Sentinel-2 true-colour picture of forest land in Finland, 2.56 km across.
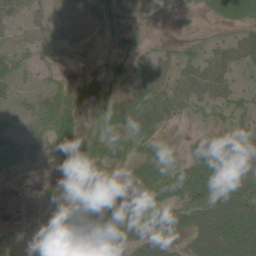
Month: June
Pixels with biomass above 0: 56%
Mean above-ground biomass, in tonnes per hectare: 28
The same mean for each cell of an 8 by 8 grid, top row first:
24 15 10 35 26 5 9 37
13 9 4 9 11 15 20 43
21 11 15 26 37 42 58 15
12 23 18 34 43 26 17 20
17 19 20 32 21 7 32 41
9 6 22 8 39 45 67 78
1 10 17 42 39 44 70 85
9 3 14 35 44 22 83 95
